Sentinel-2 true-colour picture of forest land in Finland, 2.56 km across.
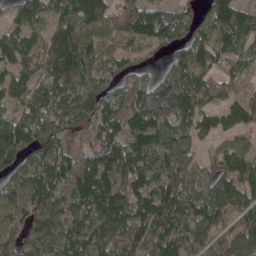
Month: April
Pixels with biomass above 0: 89%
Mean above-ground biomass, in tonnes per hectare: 108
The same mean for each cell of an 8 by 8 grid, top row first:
59 74 161 97 119 86 75 93
125 133 150 54 60 77 92 86
90 113 129 70 62 168 85 57
85 128 130 97 145 141 78 85
168 103 59 103 113 164 35 59
128 134 160 155 107 127 59 122
92 121 133 164 118 140 106 116
90 130 138 129 126 123 95 117
